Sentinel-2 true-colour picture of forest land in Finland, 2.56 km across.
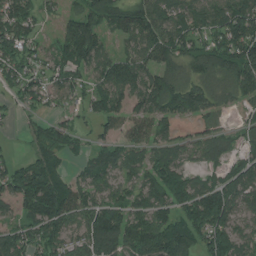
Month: July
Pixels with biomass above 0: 80%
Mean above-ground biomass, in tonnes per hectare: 96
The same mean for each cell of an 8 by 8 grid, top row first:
137 36 101 122 111 100 98 151
99 42 159 37 93 119 92 151
85 73 65 132 117 90 81 111
26 35 41 94 82 132 91 32
7 107 34 56 72 93 95 49
114 188 45 75 89 103 56 89
68 189 100 99 83 103 196 89
106 107 82 179 153 183 110 91
